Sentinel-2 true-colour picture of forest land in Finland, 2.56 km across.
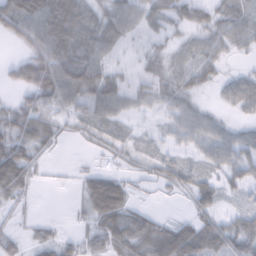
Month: February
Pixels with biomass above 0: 76%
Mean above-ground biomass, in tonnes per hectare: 42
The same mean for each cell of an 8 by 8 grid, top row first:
86 81 67 61 54 39 34 42
21 78 76 46 31 32 45 28
39 90 94 57 36 46 26 36
54 60 46 53 25 43 23 23
58 38 12 37 19 23 43 45
79 6 14 30 18 41 30 35
18 0 18 79 14 2 36 18
23 24 24 50 64 92 80 61
